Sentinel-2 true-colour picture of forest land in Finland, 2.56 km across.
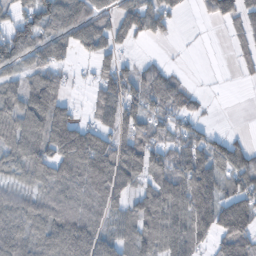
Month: October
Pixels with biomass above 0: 72%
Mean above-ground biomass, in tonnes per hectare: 73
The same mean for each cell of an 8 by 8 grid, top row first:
50 101 108 62 111 41 39 82
100 78 70 66 6 1 0 33
42 67 11 103 77 45 1 8
74 102 23 105 93 71 11 0
66 97 142 113 85 69 70 47
36 49 105 136 71 121 88 103
73 48 102 75 96 105 106 119
67 62 165 77 91 113 51 110
